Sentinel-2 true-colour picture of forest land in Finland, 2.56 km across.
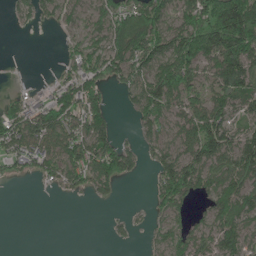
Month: June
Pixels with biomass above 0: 64%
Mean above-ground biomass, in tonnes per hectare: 74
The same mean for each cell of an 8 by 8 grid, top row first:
29 39 45 95 140 76 140 202
2 1 54 101 123 133 135 164
3 10 89 63 97 156 65 131
63 106 98 43 88 70 122 63
99 103 124 82 41 75 148 102
33 51 86 104 15 156 103 121
0 0 1 7 9 78 57 112
0 0 0 11 13 69 68 105
